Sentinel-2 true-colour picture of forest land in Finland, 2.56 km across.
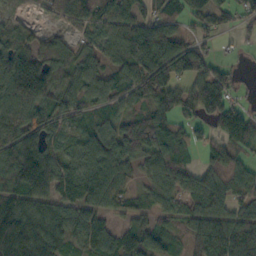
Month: October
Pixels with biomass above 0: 84%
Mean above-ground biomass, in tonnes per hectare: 91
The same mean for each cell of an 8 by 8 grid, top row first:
34 45 104 114 68 61 86 52
105 75 53 76 145 105 44 20
190 159 84 68 130 106 117 26
130 100 72 56 67 87 110 65
141 96 59 99 116 94 56 62
145 144 106 118 55 101 87 89
110 82 91 69 51 58 118 77
160 114 78 93 91 39 136 139
